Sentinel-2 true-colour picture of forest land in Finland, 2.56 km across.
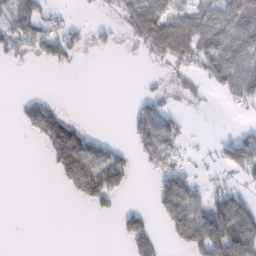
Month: February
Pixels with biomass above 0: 40%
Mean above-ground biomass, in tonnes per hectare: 40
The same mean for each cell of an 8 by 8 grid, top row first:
47 34 2 10 97 50 61 86
35 54 32 15 35 87 73 71
0 0 0 0 5 13 40 90
15 85 0 0 45 22 2 10
0 67 111 25 50 39 4 68
0 3 118 109 4 59 11 22
0 0 7 20 20 95 81 93
0 0 0 2 78 37 148 148
